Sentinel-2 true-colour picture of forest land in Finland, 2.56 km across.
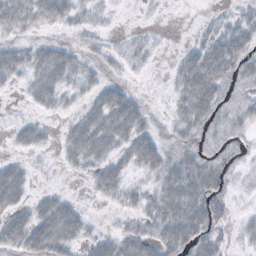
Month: October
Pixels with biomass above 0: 68%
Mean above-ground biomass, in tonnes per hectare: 27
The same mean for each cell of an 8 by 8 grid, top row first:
47 39 22 6 3 0 7 19
23 23 16 13 16 6 42 41
16 41 27 15 4 25 68 31
2 13 24 59 24 21 42 26
16 10 56 47 43 26 23 17
33 2 11 38 19 51 49 11
34 39 16 8 26 59 52 4
40 62 29 30 35 50 40 11
